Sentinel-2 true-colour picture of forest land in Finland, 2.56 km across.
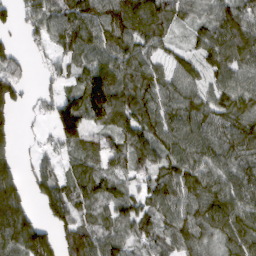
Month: March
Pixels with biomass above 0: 87%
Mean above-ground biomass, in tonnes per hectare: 93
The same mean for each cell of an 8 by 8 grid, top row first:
50 98 118 140 149 91 71 122
39 51 108 105 86 38 95 131
110 35 56 100 101 81 62 85
56 47 140 89 104 116 104 101
40 22 94 78 108 102 117 118
95 88 74 82 71 117 105 114
145 85 84 85 79 94 112 112
155 128 130 89 79 92 76 105
